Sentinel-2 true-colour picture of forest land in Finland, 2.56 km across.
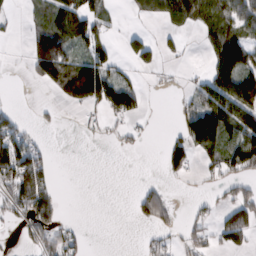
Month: February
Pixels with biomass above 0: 42%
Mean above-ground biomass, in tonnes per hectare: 52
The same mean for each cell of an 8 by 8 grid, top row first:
11 71 118 24 39 101 94 93
1 153 59 37 52 20 38 136
0 80 207 102 10 5 57 137
28 7 16 73 26 19 121 145
108 11 2 9 9 48 95 126
126 59 0 0 1 24 18 54
55 78 0 0 56 19 16 78
10 59 30 0 12 19 39 59
